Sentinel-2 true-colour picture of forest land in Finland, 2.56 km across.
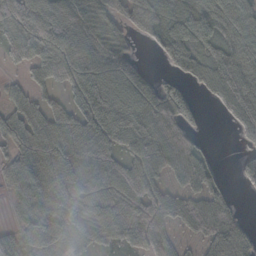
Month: October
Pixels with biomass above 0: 83%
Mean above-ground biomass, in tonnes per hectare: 67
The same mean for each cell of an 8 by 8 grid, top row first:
94 95 100 56 75 68 99 90
67 91 108 95 15 101 69 87
14 57 86 111 67 38 80 111
48 63 79 103 99 93 10 95
69 71 82 67 80 70 11 24
65 50 55 80 81 43 50 41
43 73 47 72 69 67 69 14
66 111 72 45 59 28 30 39
